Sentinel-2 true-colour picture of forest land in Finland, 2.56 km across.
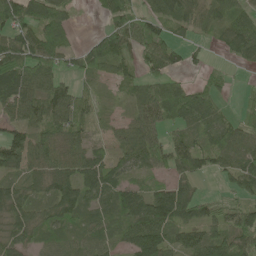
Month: May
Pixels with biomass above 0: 81%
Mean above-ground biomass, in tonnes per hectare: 62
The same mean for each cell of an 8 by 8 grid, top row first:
85 87 9 65 55 69 55 55
100 107 42 99 73 53 18 67
90 67 31 34 57 33 26 6
59 75 53 11 71 80 81 30
83 72 55 39 87 70 56 76
52 75 88 53 30 46 35 72
80 60 80 69 98 121 44 63
62 44 38 40 117 50 67 93
